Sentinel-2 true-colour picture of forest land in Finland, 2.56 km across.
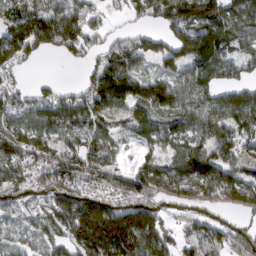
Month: March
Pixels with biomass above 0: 79%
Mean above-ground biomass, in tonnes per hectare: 105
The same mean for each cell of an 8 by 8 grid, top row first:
86 117 102 23 69 133 171 116
115 74 104 93 94 114 156 68
35 14 28 202 102 81 112 60
96 109 122 101 79 95 129 164
127 97 117 74 56 87 117 110
98 112 137 95 105 125 161 86
100 81 200 153 162 45 44 54
46 79 160 270 181 77 113 108
